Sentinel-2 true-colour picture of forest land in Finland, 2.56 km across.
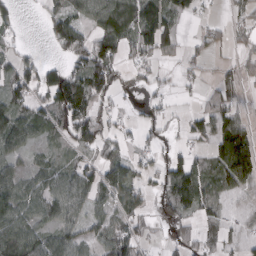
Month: March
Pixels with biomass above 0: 64%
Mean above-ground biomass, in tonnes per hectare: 50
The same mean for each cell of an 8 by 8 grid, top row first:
37 40 44 70 92 49 11 33
24 17 85 89 61 46 33 20
73 78 82 89 25 17 18 44
66 72 91 31 17 13 50 28
47 33 61 45 23 18 38 103
44 54 70 67 37 80 70 103
68 58 42 47 44 65 53 15
85 54 41 82 29 33 45 30
